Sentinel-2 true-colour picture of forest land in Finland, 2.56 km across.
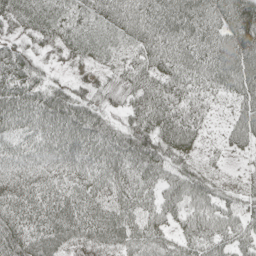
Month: May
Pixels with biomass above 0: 93%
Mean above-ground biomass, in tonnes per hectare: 51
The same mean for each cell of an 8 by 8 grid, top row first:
43 48 37 54 64 78 59 82
35 25 40 34 53 64 62 83
68 32 25 39 54 58 47 68
68 73 66 30 64 62 25 35
44 51 62 65 71 78 15 34
49 43 44 55 52 52 33 14
56 56 61 52 43 47 49 40
65 66 47 59 56 41 48 44
